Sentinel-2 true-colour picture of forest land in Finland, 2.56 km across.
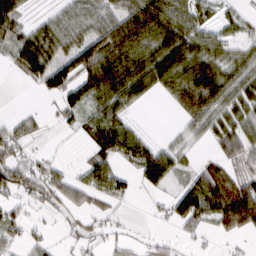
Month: March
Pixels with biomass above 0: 64%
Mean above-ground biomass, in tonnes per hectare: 51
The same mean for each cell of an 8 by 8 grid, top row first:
55 26 70 69 124 77 26 22
49 84 83 109 89 91 64 33
6 76 72 105 75 91 105 57
8 10 56 71 7 27 74 55
60 6 11 86 53 23 20 69
80 61 33 68 47 36 63 43
27 28 41 22 3 56 88 126
31 18 22 21 11 14 9 16
